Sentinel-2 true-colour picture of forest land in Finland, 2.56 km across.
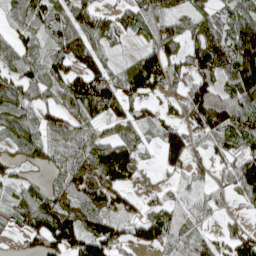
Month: April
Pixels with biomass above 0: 80%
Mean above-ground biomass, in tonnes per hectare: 64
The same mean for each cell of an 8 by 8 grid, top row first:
48 73 85 38 65 60 57 67
67 51 104 37 50 66 117 141
71 72 82 67 107 47 78 115
82 50 77 54 32 39 119 87
58 49 61 82 34 84 50 65
24 28 76 76 9 20 31 102
58 91 76 75 30 48 38 23
14 93 111 90 46 44 41 76
